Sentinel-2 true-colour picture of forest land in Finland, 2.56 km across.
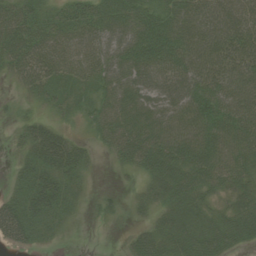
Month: August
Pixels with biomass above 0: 82%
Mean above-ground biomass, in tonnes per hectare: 42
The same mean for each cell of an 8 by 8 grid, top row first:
45 27 38 54 48 52 61 59
51 49 44 54 66 61 62 53
21 42 34 51 57 64 56 60
6 11 16 54 62 59 65 59
12 63 16 41 69 67 66 64
16 45 18 4 25 58 56 39
41 46 8 13 16 38 22 45
34 10 0 0 45 52 64 49
